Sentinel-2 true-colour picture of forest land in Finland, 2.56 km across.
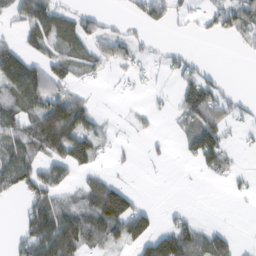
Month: February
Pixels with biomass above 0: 47%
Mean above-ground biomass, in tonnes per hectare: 48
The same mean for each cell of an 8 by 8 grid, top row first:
47 84 50 8 48 26 34 89
63 50 64 58 18 12 0 13
117 99 19 5 12 24 47 0
79 108 85 1 17 31 111 26
77 97 90 12 9 9 111 11
95 64 25 22 0 0 19 16
5 93 79 174 40 10 0 1
30 96 86 69 80 105 76 12
